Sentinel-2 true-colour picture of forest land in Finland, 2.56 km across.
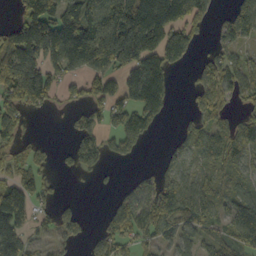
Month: October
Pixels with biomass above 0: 65%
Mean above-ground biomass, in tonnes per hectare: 85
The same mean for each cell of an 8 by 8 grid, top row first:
50 188 199 164 233 121 29 128
161 160 200 233 178 94 24 59
172 132 75 88 163 20 90 88
97 26 36 81 75 10 87 47
59 18 59 44 30 48 84 92
63 28 19 7 36 74 71 66
104 36 28 35 117 118 83 94
128 27 37 82 58 67 53 83
